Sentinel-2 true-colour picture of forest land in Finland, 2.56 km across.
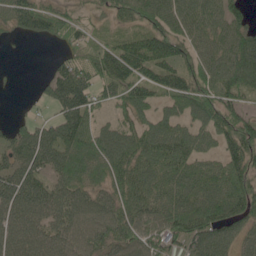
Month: May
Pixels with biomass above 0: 82%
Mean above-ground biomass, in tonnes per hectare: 73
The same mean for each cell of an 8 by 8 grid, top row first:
70 68 29 32 67 83 84 47
2 5 50 57 101 79 61 88
2 39 92 93 86 84 76 93
4 17 114 35 53 56 90 58
75 98 110 99 92 110 47 100
88 62 86 77 94 91 93 95
90 88 81 76 74 97 101 84
82 80 72 81 75 70 95 61
